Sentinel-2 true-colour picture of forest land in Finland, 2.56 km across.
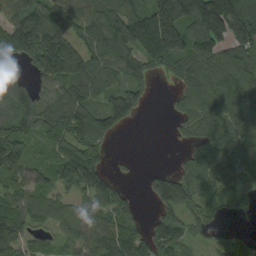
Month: September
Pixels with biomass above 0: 80%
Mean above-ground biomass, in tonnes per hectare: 102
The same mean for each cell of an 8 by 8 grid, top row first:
116 166 114 139 170 212 250 238
127 200 110 107 177 179 143 112
38 111 122 57 69 58 93 108
98 119 151 139 33 42 121 117
136 55 141 29 0 16 90 83
95 68 165 54 21 88 103 79
97 77 72 106 16 101 57 48
99 46 89 127 106 147 35 71
